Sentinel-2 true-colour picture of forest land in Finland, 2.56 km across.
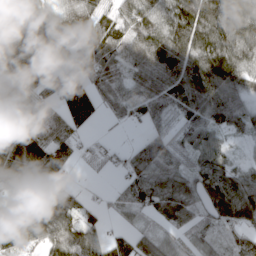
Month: March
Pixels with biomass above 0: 85%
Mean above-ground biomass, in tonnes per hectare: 77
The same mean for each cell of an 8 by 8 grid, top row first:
114 85 112 61 96 114 117 102
113 112 91 95 106 119 111 83
124 90 98 78 87 119 131 75
77 39 143 36 80 68 102 67
122 104 38 17 56 55 67 17
85 59 3 15 83 56 79 54
48 86 68 21 60 76 59 91
76 76 94 49 48 30 44 34
